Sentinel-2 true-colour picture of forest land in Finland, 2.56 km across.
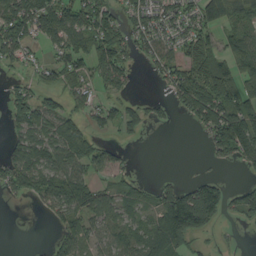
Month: September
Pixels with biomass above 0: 61%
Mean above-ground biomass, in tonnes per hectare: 57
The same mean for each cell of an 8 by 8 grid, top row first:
92 97 93 60 72 60 85 69
76 41 70 109 51 55 70 75
23 26 38 59 6 78 125 79
63 70 42 46 38 26 116 99
51 86 83 20 4 0 39 119
78 91 84 34 11 9 25 7
2 38 86 57 47 70 129 58
0 15 69 58 70 90 18 5
